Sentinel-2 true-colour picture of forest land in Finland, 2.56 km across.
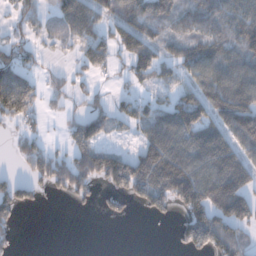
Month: December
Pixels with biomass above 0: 62%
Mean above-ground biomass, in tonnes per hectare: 85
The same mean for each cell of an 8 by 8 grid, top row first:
38 44 127 62 77 100 123 108
57 21 59 77 107 51 112 114
125 29 25 17 45 45 119 132
115 25 39 59 72 150 131 192
31 29 92 29 89 151 147 119
37 113 149 183 208 223 170 151
95 6 25 34 52 64 171 163
29 0 0 0 0 33 147 88
